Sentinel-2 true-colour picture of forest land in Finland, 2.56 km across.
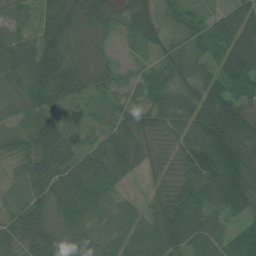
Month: July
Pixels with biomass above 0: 92%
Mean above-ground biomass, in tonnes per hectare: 73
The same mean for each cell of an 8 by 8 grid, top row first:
42 59 76 43 66 44 46 101
90 93 42 14 32 43 58 132
84 116 74 33 44 60 68 138
57 61 17 43 57 82 109 95
52 79 31 91 68 71 150 118
34 78 94 74 28 69 140 137
48 72 95 52 36 114 83 91
59 63 69 65 87 104 88 98
